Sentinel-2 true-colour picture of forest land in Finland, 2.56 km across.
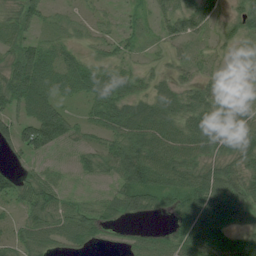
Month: July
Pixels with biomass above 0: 84%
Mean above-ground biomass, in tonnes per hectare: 53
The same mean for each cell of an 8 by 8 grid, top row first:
55 36 16 17 20 70 52 50
58 41 25 36 19 24 25 23
94 68 67 68 36 36 38 31
61 87 24 68 66 67 62 59
80 94 33 54 85 76 67 64
47 45 25 49 93 73 72 56
33 75 54 48 46 48 83 68
47 57 59 23 48 63 81 47
